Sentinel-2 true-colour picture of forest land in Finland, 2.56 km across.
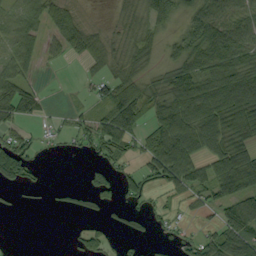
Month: September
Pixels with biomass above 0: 61%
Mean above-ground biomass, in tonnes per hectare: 53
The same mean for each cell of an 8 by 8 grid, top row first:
37 55 26 11 48 43 88 61
54 23 66 34 48 49 125 90
62 2 10 54 46 84 94 123
85 10 25 85 78 108 105 124
70 11 28 85 56 132 97 68
93 5 6 41 65 101 70 63
10 7 25 31 30 22 20 71
3 0 36 31 21 19 40 87
